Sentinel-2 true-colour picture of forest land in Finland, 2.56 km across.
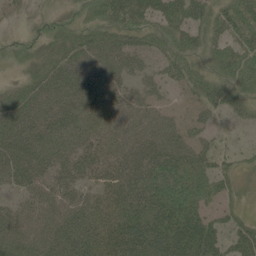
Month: June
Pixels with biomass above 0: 82%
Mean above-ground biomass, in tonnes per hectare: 45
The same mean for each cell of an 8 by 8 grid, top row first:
15 19 18 44 53 59 41 56
9 24 48 54 36 35 27 49
10 51 60 47 29 38 36 40
63 56 57 55 46 29 35 16
76 56 50 53 58 56 29 7
54 51 45 49 67 66 38 16
37 52 51 53 63 72 32 12
55 60 63 64 80 83 63 43
